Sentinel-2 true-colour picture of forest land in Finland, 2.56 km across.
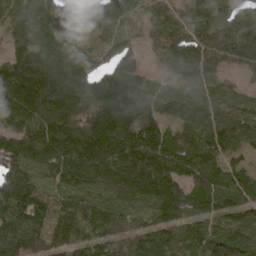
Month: April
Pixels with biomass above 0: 95%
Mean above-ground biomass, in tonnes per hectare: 138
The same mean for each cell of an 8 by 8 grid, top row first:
106 175 174 154 78 114 149 122
98 175 113 95 53 118 139 170
210 247 184 145 77 76 107 35
164 194 185 196 144 87 136 92
158 197 202 213 203 140 136 111
120 100 157 184 208 132 133 107
176 147 138 103 96 124 102 123
156 120 117 96 115 111 130 133
